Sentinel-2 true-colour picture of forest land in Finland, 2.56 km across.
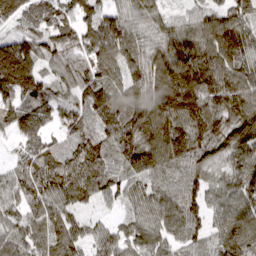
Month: March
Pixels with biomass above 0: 96%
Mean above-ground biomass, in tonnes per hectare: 111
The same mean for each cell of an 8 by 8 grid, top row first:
103 104 109 94 89 57 92 97
145 105 132 153 87 154 157 150
195 82 107 95 122 174 161 122
102 91 91 120 140 162 145 145
49 79 97 98 144 176 129 140
75 126 145 91 107 101 86 101
69 111 65 34 97 112 87 110
100 106 85 87 91 82 82 157
